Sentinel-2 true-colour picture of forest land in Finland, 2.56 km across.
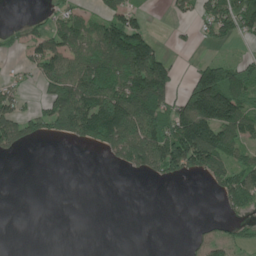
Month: June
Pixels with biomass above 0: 46%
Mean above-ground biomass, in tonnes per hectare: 64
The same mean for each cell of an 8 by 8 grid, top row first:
1 26 52 78 26 21 78 111
28 71 91 164 146 12 14 8
28 83 141 157 189 56 152 87
87 98 172 181 196 99 119 117
73 13 39 114 152 164 184 76
0 0 0 0 36 52 72 89
0 0 0 0 0 0 0 52
0 0 0 0 0 0 49 46
